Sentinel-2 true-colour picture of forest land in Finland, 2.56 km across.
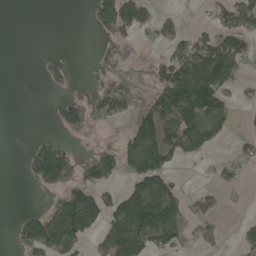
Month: May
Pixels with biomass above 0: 43%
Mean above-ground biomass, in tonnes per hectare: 60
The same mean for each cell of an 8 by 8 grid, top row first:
0 0 0 128 80 22 32 144
0 0 0 42 18 53 108 76
0 25 5 56 29 153 155 46
0 6 70 74 92 135 108 15
0 59 6 32 139 90 58 29
1 142 85 53 141 40 13 23
3 45 177 83 194 110 58 9
35 138 76 98 132 70 29 30
